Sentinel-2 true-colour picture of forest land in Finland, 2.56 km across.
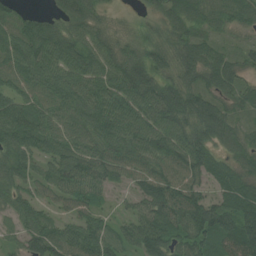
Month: July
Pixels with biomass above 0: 92%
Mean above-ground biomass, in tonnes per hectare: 70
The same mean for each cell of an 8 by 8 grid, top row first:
48 42 87 27 25 64 55 56
95 96 79 63 47 61 64 32
72 82 78 75 77 55 69 56
100 76 88 93 82 93 83 35
88 77 77 83 89 88 77 46
73 66 90 60 70 78 60 55
64 39 56 20 62 93 91 87
42 99 88 61 88 72 85 104
